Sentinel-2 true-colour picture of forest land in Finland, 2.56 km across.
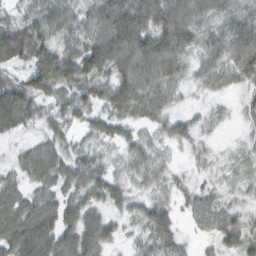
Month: February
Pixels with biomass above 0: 91%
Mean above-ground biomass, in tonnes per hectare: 61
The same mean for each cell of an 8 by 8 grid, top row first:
38 69 56 109 117 116 70 67
102 86 78 110 115 102 54 91
62 107 82 77 99 60 48 52
113 45 58 61 64 47 32 28
32 46 28 38 44 41 21 20
30 58 51 43 46 30 24 23
71 56 66 47 54 40 55 32
88 94 98 47 38 53 26 60
